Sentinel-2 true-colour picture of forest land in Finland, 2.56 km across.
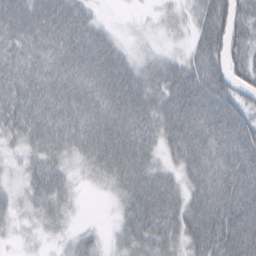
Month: February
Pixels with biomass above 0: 89%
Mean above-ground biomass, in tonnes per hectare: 51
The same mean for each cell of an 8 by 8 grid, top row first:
63 62 44 3 6 19 72 56
53 57 59 42 15 12 75 46
60 56 60 67 50 67 76 46
56 54 58 62 57 74 81 60
30 45 47 69 53 62 82 89
18 51 20 45 56 36 76 88
26 43 9 12 63 57 78 92
14 16 30 19 53 48 76 88
